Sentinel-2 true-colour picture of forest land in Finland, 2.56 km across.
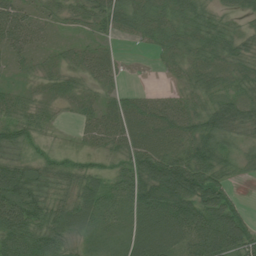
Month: July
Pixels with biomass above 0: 90%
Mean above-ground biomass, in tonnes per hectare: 50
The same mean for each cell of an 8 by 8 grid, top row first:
54 24 32 64 54 55 42 31
43 18 24 13 8 47 55 46
16 30 28 33 0 18 46 38
43 22 29 51 57 53 59 60
49 14 15 47 64 53 69 39
76 52 45 40 90 122 76 17
89 65 66 55 86 110 81 33
86 85 34 29 91 70 87 81
